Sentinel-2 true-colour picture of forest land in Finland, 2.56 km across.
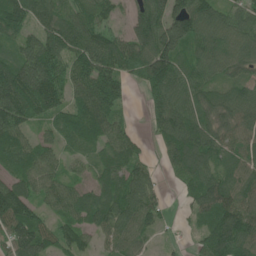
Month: June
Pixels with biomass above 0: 87%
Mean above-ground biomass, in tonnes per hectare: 86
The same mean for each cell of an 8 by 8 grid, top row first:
95 89 88 47 110 126 108 68
67 124 108 101 107 131 117 94
130 133 88 95 84 95 70 65
131 88 80 81 23 106 79 95
87 50 60 83 27 110 115 81
73 83 38 79 63 46 80 79
158 52 87 111 96 11 103 110
97 65 69 64 42 15 93 135
